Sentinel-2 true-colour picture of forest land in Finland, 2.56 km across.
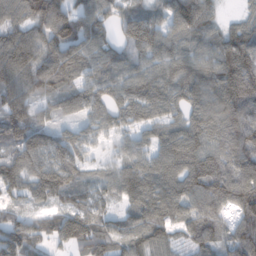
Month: February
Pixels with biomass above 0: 91%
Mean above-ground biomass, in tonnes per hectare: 102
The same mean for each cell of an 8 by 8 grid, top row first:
90 141 89 71 93 111 82 39
152 103 92 75 118 101 94 146
136 97 76 99 118 108 146 166
120 44 73 92 95 74 128 136
99 93 82 42 71 137 116 121
109 126 74 80 144 127 148 130
52 61 88 53 121 104 106 100
152 83 121 86 101 67 91 120
